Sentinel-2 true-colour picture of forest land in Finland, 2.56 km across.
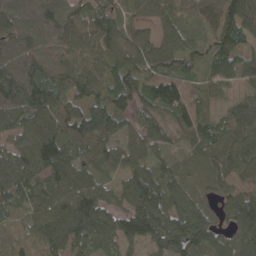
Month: April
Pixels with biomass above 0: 93%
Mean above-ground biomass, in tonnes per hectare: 84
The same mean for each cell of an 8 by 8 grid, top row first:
98 107 85 74 61 46 56 109
85 94 101 95 96 79 55 84
107 88 89 96 78 93 59 60
92 93 77 94 67 81 35 77
78 114 89 65 78 39 85 84
112 94 98 42 90 61 56 73
65 97 130 83 146 105 64 99
61 98 97 66 92 136 104 70
